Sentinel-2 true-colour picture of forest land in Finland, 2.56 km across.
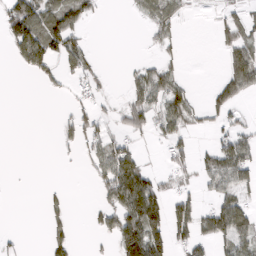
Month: March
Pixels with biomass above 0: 40%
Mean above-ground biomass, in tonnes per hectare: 37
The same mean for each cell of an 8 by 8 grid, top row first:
108 82 60 1 24 30 2 33
69 99 39 0 6 13 0 69
0 27 29 6 49 36 2 82
0 0 30 17 59 70 26 18
0 0 33 52 10 35 14 66
0 0 3 88 72 27 48 65
0 18 0 59 163 49 29 64
10 32 4 33 160 52 37 60
